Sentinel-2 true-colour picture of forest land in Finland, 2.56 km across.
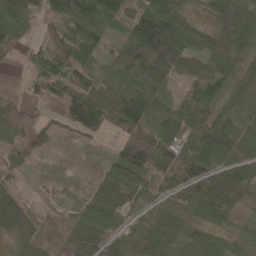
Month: May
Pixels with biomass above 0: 78%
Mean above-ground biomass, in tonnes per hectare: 59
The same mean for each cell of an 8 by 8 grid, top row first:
60 45 82 64 87 91 44 85
25 69 70 25 129 134 73 58
1 74 66 44 76 57 82 47
62 17 117 94 87 70 73 50
27 20 11 24 116 63 101 76
18 1 2 59 73 78 85 81
76 7 42 81 35 46 81 33
36 29 60 56 77 48 50 28
